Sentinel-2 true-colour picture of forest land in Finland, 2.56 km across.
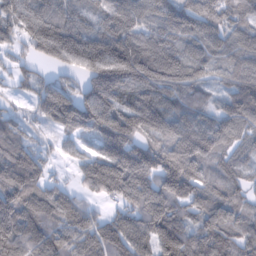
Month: February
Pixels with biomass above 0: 92%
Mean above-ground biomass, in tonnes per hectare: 124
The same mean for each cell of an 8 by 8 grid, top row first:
140 158 108 162 134 132 114 95
44 201 229 203 151 129 123 114
46 52 76 207 161 120 75 99
36 142 186 173 214 105 84 111
93 26 41 158 93 139 142 69
168 59 55 185 149 193 106 75
178 137 90 36 190 118 125 82
167 178 108 120 103 176 144 107
